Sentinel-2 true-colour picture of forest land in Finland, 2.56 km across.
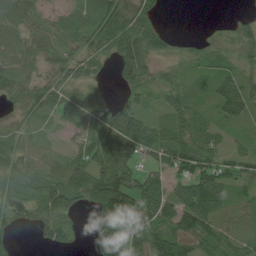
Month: July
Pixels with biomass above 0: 78%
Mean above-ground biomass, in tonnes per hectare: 54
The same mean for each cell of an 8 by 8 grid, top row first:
51 27 40 80 58 0 1 13
39 49 42 61 92 24 27 39
35 31 42 17 52 33 31 61
22 42 20 53 44 59 25 62
50 16 41 109 92 85 62 19
62 51 80 133 72 52 87 36
75 72 33 157 96 83 100 36
20 28 8 123 97 89 57 34
